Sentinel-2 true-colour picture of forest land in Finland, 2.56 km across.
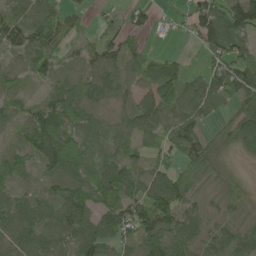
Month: June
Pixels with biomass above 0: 85%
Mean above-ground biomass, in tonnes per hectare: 66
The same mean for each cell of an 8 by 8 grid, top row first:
57 62 28 19 39 18 96 122
59 77 38 64 28 3 61 60
51 44 80 66 57 91 59 84
48 103 91 36 80 78 53 50
51 135 82 58 48 61 51 56
61 59 101 119 66 70 55 25
76 64 108 93 99 95 42 45
72 69 93 79 86 87 54 65
